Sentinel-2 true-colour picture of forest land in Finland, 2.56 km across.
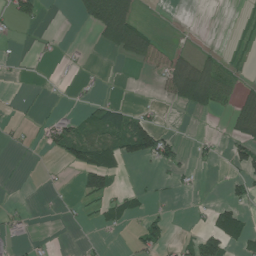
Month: July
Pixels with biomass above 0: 26%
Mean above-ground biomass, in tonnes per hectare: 23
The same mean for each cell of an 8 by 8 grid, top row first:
42 3 26 116 8 0 0 9
2 5 4 46 71 15 6 17
1 2 12 1 2 99 104 19
5 7 10 35 18 7 30 55
7 24 56 49 104 27 14 42
1 2 30 46 3 14 1 28
6 2 10 24 13 2 10 32
17 3 1 2 38 10 49 37
